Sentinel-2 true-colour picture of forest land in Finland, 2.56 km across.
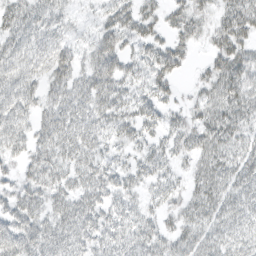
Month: March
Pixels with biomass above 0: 85%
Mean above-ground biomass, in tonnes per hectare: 36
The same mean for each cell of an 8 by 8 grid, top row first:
34 31 8 33 35 29 25 53
34 38 21 47 29 35 20 46
44 36 39 54 25 24 30 46
45 37 48 41 30 18 37 45
32 45 49 21 25 27 45 36
26 49 40 33 28 18 46 46
46 42 49 33 24 24 43 46
54 49 44 35 38 34 36 38
